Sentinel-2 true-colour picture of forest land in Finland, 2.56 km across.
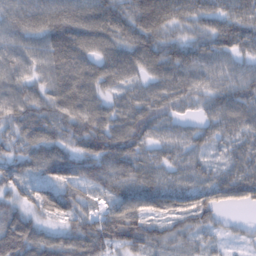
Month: February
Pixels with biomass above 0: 95%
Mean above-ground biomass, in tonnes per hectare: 70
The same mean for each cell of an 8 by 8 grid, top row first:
84 100 96 85 85 66 63 70
65 89 99 74 83 57 60 54
75 72 99 65 51 75 59 77
74 72 90 63 76 43 45 79
59 87 68 107 58 47 39 57
59 67 85 88 70 47 47 81
52 81 70 66 82 75 79 41
122 63 89 92 84 44 30 17
